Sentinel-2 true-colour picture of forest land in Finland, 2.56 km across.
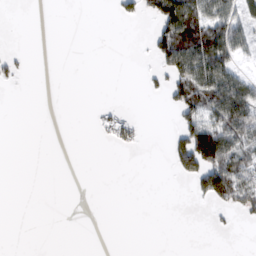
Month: February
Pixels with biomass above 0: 24%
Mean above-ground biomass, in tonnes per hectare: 27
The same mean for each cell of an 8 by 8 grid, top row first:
0 0 0 6 30 135 85 69
3 0 0 0 3 129 140 60
16 0 0 0 8 62 101 59
0 0 0 13 0 38 73 100
0 0 0 15 5 43 155 79
0 0 0 0 0 14 101 102
0 0 0 0 0 0 12 47
0 0 0 0 0 0 0 0
